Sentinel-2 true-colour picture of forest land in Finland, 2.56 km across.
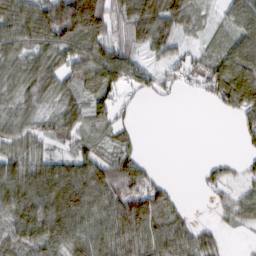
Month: February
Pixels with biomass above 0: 75%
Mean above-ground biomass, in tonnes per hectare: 61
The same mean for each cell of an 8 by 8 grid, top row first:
90 121 200 80 117 92 18 76
68 80 82 84 46 34 28 86
60 77 56 78 48 26 56 123
51 43 54 48 2 0 2 59
55 30 36 39 7 0 0 10
85 99 99 96 75 1 26 24
88 101 98 85 118 40 9 59
68 80 74 87 91 87 40 4
